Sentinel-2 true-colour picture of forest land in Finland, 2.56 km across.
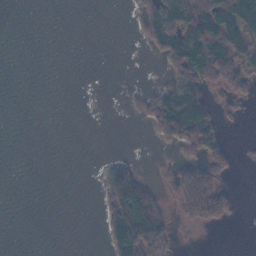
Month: November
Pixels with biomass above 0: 30%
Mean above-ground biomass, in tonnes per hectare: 27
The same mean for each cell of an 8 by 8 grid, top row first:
0 0 0 0 41 74 93 61
0 0 0 0 13 81 101 54
0 0 0 0 0 54 53 44
0 0 0 0 27 134 74 7
0 0 0 0 2 34 73 2
0 0 0 58 24 46 61 3
0 0 0 69 125 25 85 10
0 0 0 66 120 18 0 0
